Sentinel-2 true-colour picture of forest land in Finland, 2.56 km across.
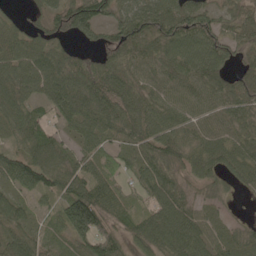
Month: May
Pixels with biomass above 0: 88%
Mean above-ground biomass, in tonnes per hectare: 71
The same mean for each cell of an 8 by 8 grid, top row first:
16 46 95 49 90 99 66 48
85 66 33 72 77 87 98 46
93 93 94 104 58 69 84 58
86 47 98 105 94 61 60 58
48 102 45 52 77 73 70 60
84 88 77 66 77 53 53 49
70 31 154 86 49 91 32 2
83 64 71 82 78 96 65 45
